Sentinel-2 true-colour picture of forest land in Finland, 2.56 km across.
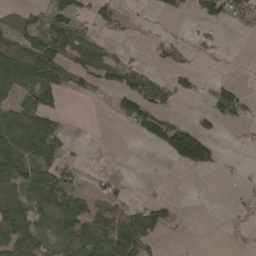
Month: April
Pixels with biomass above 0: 46%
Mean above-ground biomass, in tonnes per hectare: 53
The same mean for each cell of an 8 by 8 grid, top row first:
44 46 44 43 7 12 54 71
95 111 103 23 6 36 16 0
129 96 41 67 57 30 11 7
77 71 0 26 89 15 32 48
136 101 5 0 22 148 75 6
114 92 22 17 1 1 5 9
130 118 106 105 58 17 0 12
120 93 115 135 100 6 0 1
